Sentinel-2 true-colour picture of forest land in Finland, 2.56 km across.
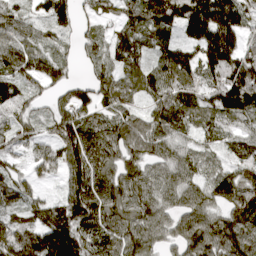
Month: April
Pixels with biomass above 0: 90%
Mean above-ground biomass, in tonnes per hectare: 85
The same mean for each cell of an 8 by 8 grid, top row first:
60 72 48 39 105 135 165 125
98 54 43 54 61 67 138 107
77 76 33 67 84 130 100 160
68 45 84 56 50 111 90 131
56 69 130 87 75 71 45 71
59 33 116 83 72 74 53 68
73 83 129 93 84 66 75 101
112 147 117 93 83 66 115 106
